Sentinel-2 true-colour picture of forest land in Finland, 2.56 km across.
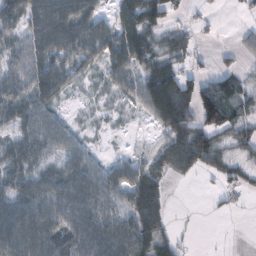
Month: February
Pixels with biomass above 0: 72%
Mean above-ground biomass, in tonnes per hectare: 49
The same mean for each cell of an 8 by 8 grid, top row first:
72 89 80 46 79 31 9 6
55 82 75 77 66 42 7 22
73 87 28 41 57 82 16 38
69 54 9 21 34 103 15 38
63 60 33 2 3 67 63 39
67 63 75 52 71 25 18 32
77 67 82 61 85 2 3 9
79 68 87 101 78 28 0 0
